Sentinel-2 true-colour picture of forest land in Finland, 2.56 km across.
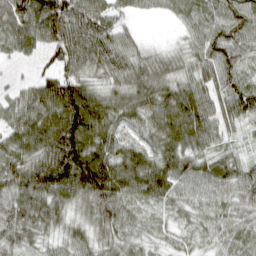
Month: April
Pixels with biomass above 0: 94%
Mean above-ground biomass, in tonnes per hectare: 78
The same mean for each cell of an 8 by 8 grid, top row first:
96 152 116 70 19 36 68 76
62 72 114 88 30 26 80 67
13 65 96 66 83 71 74 73
73 114 156 79 71 108 87 91
79 125 152 81 58 89 66 23
92 164 188 107 64 79 82 77
92 99 57 113 46 46 51 56
65 40 55 60 41 32 40 53
